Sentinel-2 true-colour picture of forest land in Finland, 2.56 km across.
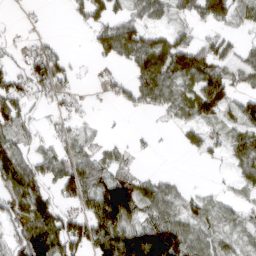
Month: March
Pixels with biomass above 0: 65%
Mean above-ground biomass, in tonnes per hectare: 53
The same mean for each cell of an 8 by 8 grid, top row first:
3 4 28 67 56 33 62 43
22 36 0 95 100 69 57 38
57 82 5 34 79 65 53 37
72 15 17 3 22 47 49 45
68 19 42 11 9 10 50 65
101 64 106 82 35 7 1 35
67 92 54 171 68 46 31 20
73 122 99 118 117 106 53 24
